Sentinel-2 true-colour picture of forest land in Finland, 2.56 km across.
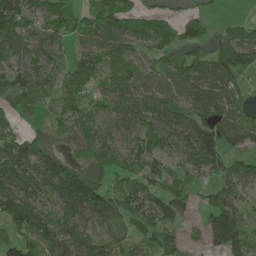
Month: May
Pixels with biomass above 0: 81%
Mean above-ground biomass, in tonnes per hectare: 93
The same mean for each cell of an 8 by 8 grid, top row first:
139 125 110 124 80 43 24 12
89 89 59 78 60 64 57 134
110 67 108 71 66 87 131 68
79 49 69 78 128 101 111 77
115 102 81 65 101 93 173 63
168 158 186 75 101 60 69 92
164 94 161 102 108 99 69 78
91 133 102 67 66 71 69 117
